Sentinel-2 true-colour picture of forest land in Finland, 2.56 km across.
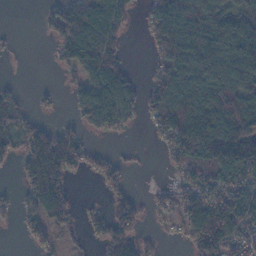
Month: November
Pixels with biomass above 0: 64%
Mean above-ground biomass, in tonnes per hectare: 78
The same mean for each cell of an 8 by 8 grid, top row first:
0 28 112 106 34 154 128 113
9 7 140 98 15 158 146 145
6 1 58 125 28 101 118 125
58 12 64 135 53 131 113 134
48 143 70 7 4 98 151 188
17 143 22 46 2 35 96 121
38 122 14 65 44 85 142 156
3 44 11 97 46 15 146 95
